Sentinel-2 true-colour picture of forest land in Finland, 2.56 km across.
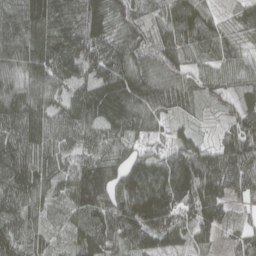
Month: April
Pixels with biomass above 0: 96%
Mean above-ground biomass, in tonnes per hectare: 105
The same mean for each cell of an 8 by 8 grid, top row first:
122 155 113 112 81 122 68 79
123 146 109 91 99 103 76 60
89 100 80 136 134 108 76 79
127 101 107 119 121 48 27 82
126 114 91 104 69 85 50 122
134 111 144 113 125 165 158 101
91 84 123 108 200 146 128 50
99 86 103 129 130 91 63 60
